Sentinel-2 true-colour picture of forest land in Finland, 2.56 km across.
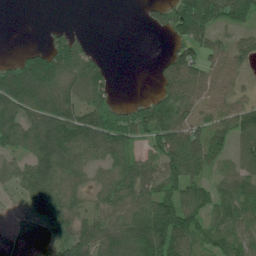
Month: July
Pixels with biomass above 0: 76%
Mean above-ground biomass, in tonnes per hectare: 72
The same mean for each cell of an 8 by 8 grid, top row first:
0 0 0 0 16 93 120 84
9 81 69 0 0 42 58 45
160 168 111 32 0 98 74 45
101 121 87 78 80 98 44 70
74 138 113 99 45 115 91 68
69 110 66 67 100 97 49 84
12 69 51 73 95 118 72 95
27 56 88 109 134 126 61 69
